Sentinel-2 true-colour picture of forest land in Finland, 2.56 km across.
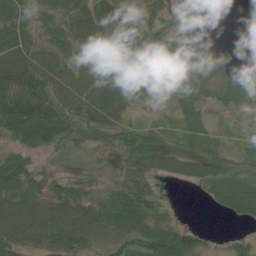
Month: June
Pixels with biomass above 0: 81%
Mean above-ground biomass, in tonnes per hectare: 53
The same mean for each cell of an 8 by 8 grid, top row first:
71 53 78 93 59 44 0 0
85 62 69 70 89 93 74 0
92 78 73 80 68 46 35 43
92 78 66 67 18 23 29 34
41 34 23 30 64 25 21 17
80 51 16 20 50 33 50 44
66 61 69 81 76 9 9 66
65 72 72 62 78 96 24 29
